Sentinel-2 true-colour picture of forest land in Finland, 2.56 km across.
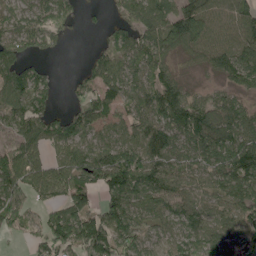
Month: May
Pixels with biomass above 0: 83%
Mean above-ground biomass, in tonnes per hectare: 86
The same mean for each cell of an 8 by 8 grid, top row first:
53 105 34 25 97 118 106 98
93 57 0 60 85 73 98 101
128 49 49 87 61 63 18 76
86 84 83 67 74 134 111 84
85 77 87 78 90 89 131 111
124 93 93 138 133 78 74 123
147 48 88 102 83 90 77 95
20 87 127 115 65 67 102 97
